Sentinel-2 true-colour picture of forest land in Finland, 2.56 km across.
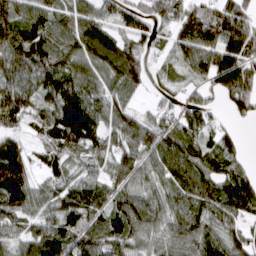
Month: March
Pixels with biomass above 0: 88%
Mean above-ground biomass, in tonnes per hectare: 93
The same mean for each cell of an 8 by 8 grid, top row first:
104 96 93 61 78 125 137 130
128 120 110 127 63 75 102 159
110 115 111 86 68 41 71 155
128 100 187 90 36 56 65 62
67 68 126 67 101 104 66 31
160 55 55 70 61 91 109 81
105 68 110 99 103 81 100 111
64 80 93 97 68 80 94 83
